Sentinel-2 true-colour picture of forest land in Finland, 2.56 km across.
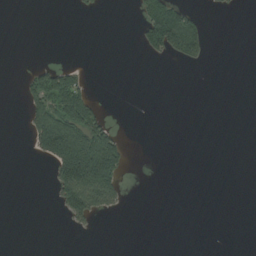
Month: August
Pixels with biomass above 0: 15%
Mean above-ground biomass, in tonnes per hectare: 28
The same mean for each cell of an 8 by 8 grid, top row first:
0 0 6 0 74 126 9 0
0 0 0 0 53 102 31 0
4 82 46 0 0 0 0 0
0 112 156 4 0 0 0 0
0 174 179 106 0 0 0 0
0 15 249 129 0 0 0 0
0 2 114 37 0 0 0 0
0 0 1 0 0 0 0 0
